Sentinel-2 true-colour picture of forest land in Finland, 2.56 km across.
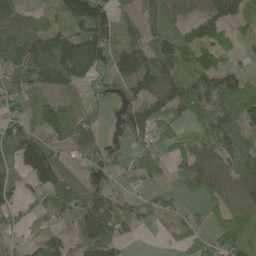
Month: May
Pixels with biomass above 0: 80%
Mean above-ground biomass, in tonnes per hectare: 78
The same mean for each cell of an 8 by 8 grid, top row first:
81 43 179 97 67 70 89 70
124 118 133 103 77 98 86 22
70 81 71 80 129 107 98 70
50 89 58 39 108 72 75 107
122 105 68 55 55 51 73 87
73 128 67 71 57 32 110 95
66 66 106 106 52 38 45 95
28 81 71 80 4 29 40 73
